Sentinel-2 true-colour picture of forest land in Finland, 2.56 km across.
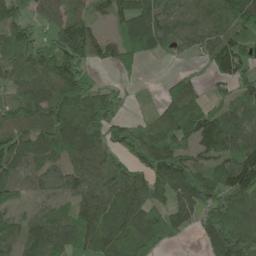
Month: June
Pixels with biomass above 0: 81%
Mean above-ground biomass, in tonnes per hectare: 85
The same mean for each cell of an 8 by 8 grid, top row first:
72 55 63 70 138 62 64 116
89 63 147 64 125 40 74 108
71 94 99 13 10 41 26 83
94 113 134 60 23 87 92 60
103 117 132 87 158 127 108 82
61 63 72 90 89 158 67 139
33 29 68 98 117 107 106 106
48 86 76 108 117 33 71 120
